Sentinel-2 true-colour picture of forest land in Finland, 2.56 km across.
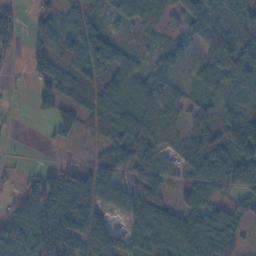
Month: November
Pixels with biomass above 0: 81%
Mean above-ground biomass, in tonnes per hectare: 70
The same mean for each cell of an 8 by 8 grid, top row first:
35 44 54 35 62 47 76 37
33 71 90 83 14 46 56 91
5 68 80 68 67 38 69 83
6 51 81 99 101 62 68 89
2 15 20 69 72 42 127 131
20 66 78 69 73 30 114 125
72 154 134 59 108 62 82 51
84 117 94 92 96 111 129 44
